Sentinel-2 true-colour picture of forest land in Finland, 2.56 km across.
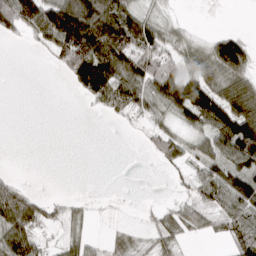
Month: March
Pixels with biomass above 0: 56%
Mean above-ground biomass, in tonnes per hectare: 50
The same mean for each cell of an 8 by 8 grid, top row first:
104 116 145 106 55 8 0 0
1 41 156 109 94 55 50 97
0 0 82 108 92 87 78 78
0 0 1 41 53 66 105 141
0 0 0 0 10 50 55 133
10 0 0 0 0 12 63 86
120 36 18 2 6 36 67 91
87 26 39 24 20 40 12 69
